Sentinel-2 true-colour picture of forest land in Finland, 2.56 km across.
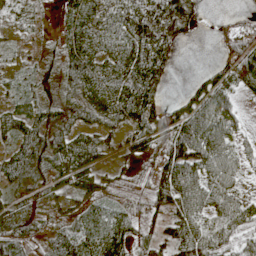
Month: May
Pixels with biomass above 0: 81%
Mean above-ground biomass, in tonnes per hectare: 53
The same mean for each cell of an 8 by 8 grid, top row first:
33 5 73 66 97 83 6 25
14 8 67 60 88 33 0 92
23 15 70 72 79 4 48 61
62 42 40 62 72 63 87 30
51 53 64 32 52 106 90 37
47 39 54 28 32 97 69 40
42 31 31 30 59 80 55 62
62 41 71 68 60 90 81 65
